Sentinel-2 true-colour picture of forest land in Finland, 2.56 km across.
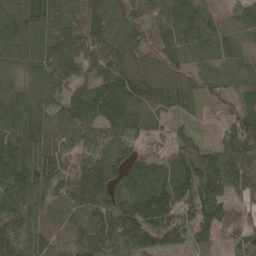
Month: May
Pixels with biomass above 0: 96%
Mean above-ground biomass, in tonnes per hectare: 105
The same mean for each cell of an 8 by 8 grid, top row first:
122 155 113 112 81 122 68 79
123 146 109 91 99 103 76 60
89 100 80 136 134 108 76 79
127 101 107 119 121 48 27 82
126 114 91 104 69 85 50 122
134 111 144 113 125 165 158 101
91 84 123 108 200 146 128 50
99 86 103 129 130 91 63 60
